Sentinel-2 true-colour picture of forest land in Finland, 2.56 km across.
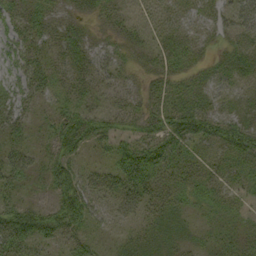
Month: September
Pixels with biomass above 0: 81%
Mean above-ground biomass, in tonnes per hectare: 30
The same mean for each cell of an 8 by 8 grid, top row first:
30 25 21 24 21 22 20 43
27 25 31 23 28 30 14 28
24 32 32 23 14 26 23 28
34 12 43 26 30 44 40 28
26 20 46 29 47 48 31 46
33 28 38 38 48 27 27 28
36 29 57 35 30 30 22 17
56 28 31 12 29 19 14 22
